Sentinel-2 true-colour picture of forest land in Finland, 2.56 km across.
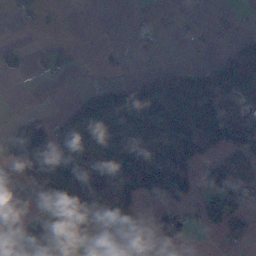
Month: November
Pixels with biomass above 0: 49%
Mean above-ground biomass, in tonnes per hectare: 60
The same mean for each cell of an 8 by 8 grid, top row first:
15 7 0 0 15 8 5 12
14 15 2 6 7 7 14 52
3 6 1 18 47 58 57 91
11 20 71 141 155 125 131 65
147 165 83 95 95 146 94 105
66 151 125 94 194 155 68 35
55 66 103 109 40 47 65 74
58 48 9 51 40 37 1 26
